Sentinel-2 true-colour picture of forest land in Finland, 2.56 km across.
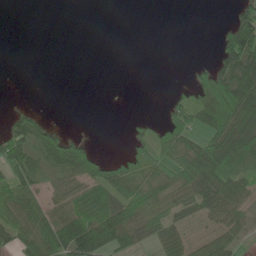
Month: June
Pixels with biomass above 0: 50%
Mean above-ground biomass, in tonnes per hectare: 40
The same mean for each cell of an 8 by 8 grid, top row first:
0 0 0 0 0 0 0 58
0 0 0 0 0 0 1 114
0 0 0 0 0 2 62 105
21 5 0 0 0 48 82 118
81 66 41 0 38 68 63 91
60 34 67 79 84 69 103 46
69 59 53 70 84 56 53 43
58 83 105 77 30 41 39 31
